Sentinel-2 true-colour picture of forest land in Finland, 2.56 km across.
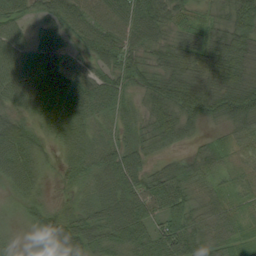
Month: August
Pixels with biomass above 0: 94%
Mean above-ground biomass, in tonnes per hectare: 54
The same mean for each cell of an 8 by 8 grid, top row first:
41 42 77 95 91 40 28 73
46 68 38 73 55 52 69 71
53 57 58 58 41 74 69 68
35 62 73 44 40 69 53 76
62 26 54 47 54 34 33 31
46 15 34 77 66 67 42 28
10 30 27 77 82 68 45 37
10 50 73 61 64 86 52 50
